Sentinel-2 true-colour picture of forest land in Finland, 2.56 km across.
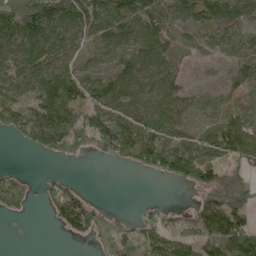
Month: May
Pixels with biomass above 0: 68%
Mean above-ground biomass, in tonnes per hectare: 72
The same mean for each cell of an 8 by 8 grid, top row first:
177 179 166 112 100 50 94 101
111 124 66 72 85 23 31 43
86 105 89 75 74 42 6 46
115 128 87 81 90 80 53 62
16 94 66 101 132 78 70 123
37 17 5 0 16 92 93 100
54 29 118 9 13 17 126 126
0 0 24 36 49 42 70 113
